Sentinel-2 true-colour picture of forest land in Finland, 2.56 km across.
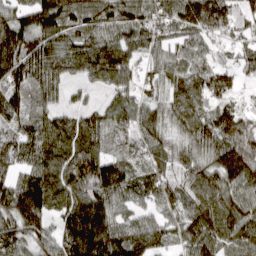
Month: March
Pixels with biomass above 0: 96%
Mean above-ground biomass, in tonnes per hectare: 91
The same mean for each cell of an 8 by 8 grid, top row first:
83 132 87 75 74 88 116 40
178 131 95 109 56 51 44 43
150 106 42 97 50 71 95 45
104 67 56 73 66 77 70 79
79 108 119 57 80 64 96 155
81 133 80 131 88 59 106 131
157 113 133 88 39 69 114 107
101 65 155 135 100 51 118 96
